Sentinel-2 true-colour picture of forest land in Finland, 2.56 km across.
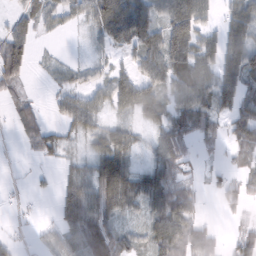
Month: February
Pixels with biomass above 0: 70%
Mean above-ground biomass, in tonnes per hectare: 49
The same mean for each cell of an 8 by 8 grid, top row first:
32 40 36 118 85 110 37 65
82 6 4 43 72 96 57 85
51 11 25 56 65 73 64 78
32 18 73 29 57 63 68 70
7 35 20 67 17 59 21 47
3 8 49 110 52 49 19 30
13 2 93 73 45 91 6 26
16 27 68 69 38 86 55 44
